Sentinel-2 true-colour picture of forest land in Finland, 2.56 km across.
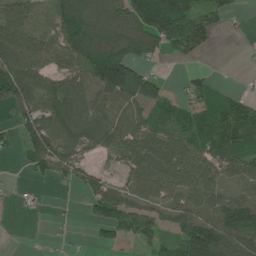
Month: June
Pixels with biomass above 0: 71%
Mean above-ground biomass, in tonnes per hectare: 70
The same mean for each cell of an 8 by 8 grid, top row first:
90 68 114 88 117 154 65 14
109 73 129 141 86 66 40 4
109 50 67 174 108 5 29 4
53 69 71 71 48 87 83 84
35 91 58 62 79 97 66 81
3 44 59 22 79 81 91 58
7 3 12 126 65 69 94 164
0 5 4 52 52 72 194 115
